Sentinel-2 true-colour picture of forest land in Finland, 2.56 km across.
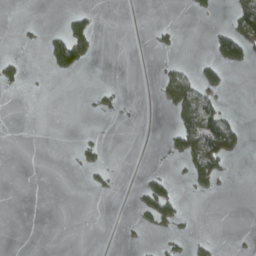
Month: April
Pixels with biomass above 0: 13%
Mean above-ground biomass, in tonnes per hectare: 16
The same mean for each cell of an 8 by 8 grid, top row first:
0 0 23 0 0 0 11 82
2 32 66 0 0 10 12 79
17 2 2 0 0 46 42 0
0 0 2 10 0 43 111 4
0 0 13 1 0 40 133 36
0 0 3 8 12 9 62 0
0 0 0 0 37 48 0 0
0 0 0 0 3 16 10 2
